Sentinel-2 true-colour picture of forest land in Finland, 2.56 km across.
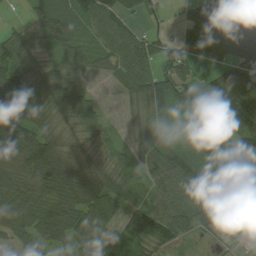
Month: August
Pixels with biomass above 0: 86%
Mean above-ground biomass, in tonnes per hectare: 72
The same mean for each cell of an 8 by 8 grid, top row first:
6 93 95 78 26 9 103 145
73 54 60 61 62 71 61 69
139 79 30 27 82 93 31 104
101 64 71 4 71 55 94 106
126 99 46 32 47 32 73 80
97 122 91 54 48 77 111 106
105 102 107 69 61 61 88 90
53 78 76 57 91 64 12 17
